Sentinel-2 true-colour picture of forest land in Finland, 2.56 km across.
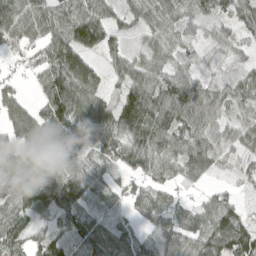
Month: April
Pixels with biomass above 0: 83%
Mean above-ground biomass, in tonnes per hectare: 62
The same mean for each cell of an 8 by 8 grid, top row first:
112 71 109 48 44 43 38 52
50 81 111 48 36 38 21 18
23 87 94 26 70 64 29 50
64 99 89 71 111 91 72 46
70 82 82 66 70 67 68 44
81 94 71 30 52 41 31 19
74 69 70 37 51 40 56 39
61 70 61 76 39 45 84 114
